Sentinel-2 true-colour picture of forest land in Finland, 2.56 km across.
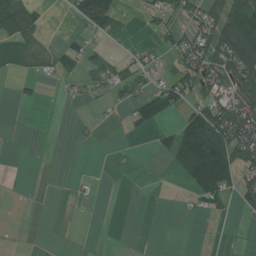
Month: July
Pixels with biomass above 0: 35%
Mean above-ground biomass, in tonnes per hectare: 31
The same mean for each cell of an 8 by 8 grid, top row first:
100 11 57 93 15 34 59 133
33 14 36 11 15 56 85 139
15 10 29 37 24 52 71 89
1 0 1 5 52 29 83 94
0 0 3 2 0 62 124 96
2 0 3 2 0 15 98 60
0 0 1 0 1 2 29 19
0 1 1 0 1 0 0 1
